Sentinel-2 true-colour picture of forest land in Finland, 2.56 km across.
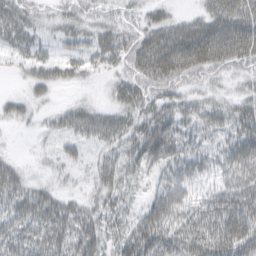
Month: March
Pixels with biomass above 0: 78%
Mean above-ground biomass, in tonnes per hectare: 38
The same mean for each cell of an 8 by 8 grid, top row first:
46 22 35 19 16 18 43 58
30 18 29 41 49 70 72 69
6 38 16 19 55 56 36 26
24 14 37 29 41 45 38 37
1 11 27 30 56 43 22 52
30 11 11 42 22 41 25 57
39 49 32 31 34 67 55 69
41 50 49 31 65 66 74 71
